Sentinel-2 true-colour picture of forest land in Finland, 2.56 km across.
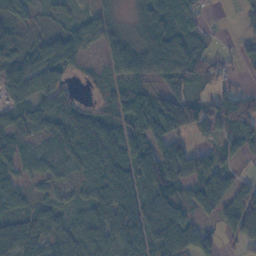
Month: November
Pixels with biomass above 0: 82%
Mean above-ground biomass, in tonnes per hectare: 60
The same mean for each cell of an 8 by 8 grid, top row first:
62 18 27 29 61 81 15 15
103 86 70 43 61 76 28 19
85 79 13 32 38 52 38 13
53 72 53 40 97 148 78 92
42 27 73 71 74 79 30 80
42 37 30 82 95 92 90 30
47 53 36 92 98 70 67 84
84 56 70 78 75 103 60 42
